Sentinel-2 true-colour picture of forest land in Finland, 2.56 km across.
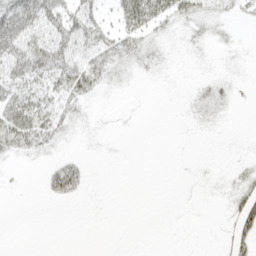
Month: April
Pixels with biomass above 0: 37%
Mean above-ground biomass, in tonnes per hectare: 17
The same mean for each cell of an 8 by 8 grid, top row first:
54 58 53 19 78 46 23 9
62 65 46 39 26 3 7 4
47 40 38 15 4 1 7 2
51 33 13 1 0 1 15 1
32 22 2 1 0 0 0 0
1 24 32 0 0 0 1 14
0 1 0 0 0 0 0 36
0 0 0 0 0 0 0 33
